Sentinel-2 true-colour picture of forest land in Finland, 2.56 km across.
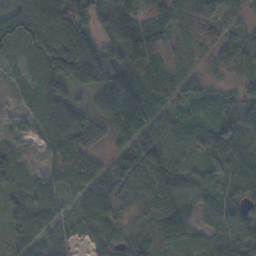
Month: November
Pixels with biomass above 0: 90%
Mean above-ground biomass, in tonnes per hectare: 64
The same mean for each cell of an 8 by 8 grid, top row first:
94 146 120 87 85 82 96 34
51 125 137 55 78 36 65 72
24 86 86 101 78 38 28 32
17 84 67 109 103 43 32 50
27 49 90 46 92 21 59 80
40 31 66 58 94 69 47 54
44 37 38 53 49 102 53 53
42 38 15 59 50 77 63 68
